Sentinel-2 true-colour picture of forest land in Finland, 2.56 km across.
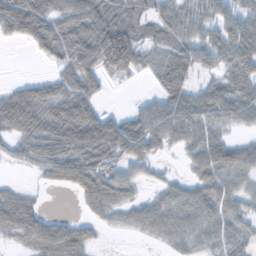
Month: October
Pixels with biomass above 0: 74%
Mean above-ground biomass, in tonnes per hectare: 49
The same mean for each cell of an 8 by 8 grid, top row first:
110 70 70 46 27 44 36 40
4 52 79 123 42 45 46 65
10 30 71 15 9 75 24 56
102 59 92 19 44 69 56 50
33 64 95 92 70 28 59 33
4 31 89 55 25 13 57 45
82 8 17 47 42 58 56 39
38 79 61 1 10 38 33 35
